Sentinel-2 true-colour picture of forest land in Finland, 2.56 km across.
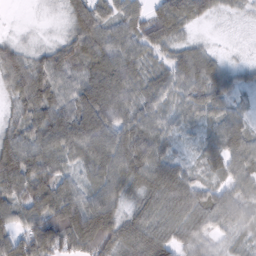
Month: February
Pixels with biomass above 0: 94%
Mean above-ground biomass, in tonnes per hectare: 68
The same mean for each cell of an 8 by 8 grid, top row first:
1 5 70 59 50 86 28 14
44 38 76 75 67 50 23 5
68 87 75 103 65 68 67 35
43 94 118 114 70 46 56 39
87 85 108 112 98 28 43 71
121 97 48 94 74 78 33 55
82 108 113 96 57 71 81 67
85 115 107 88 79 61 42 35
